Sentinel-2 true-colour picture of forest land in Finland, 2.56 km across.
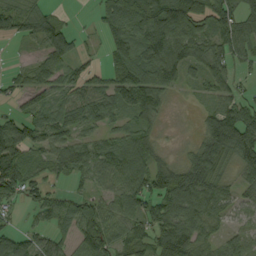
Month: September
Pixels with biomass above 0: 80%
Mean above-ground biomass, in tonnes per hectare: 75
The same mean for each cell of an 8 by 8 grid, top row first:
84 52 2 90 142 161 117 109
3 82 33 80 114 124 91 80
32 67 75 77 110 69 68 34
34 76 87 73 114 3 45 97
82 65 73 78 83 5 98 123
86 54 51 88 99 102 101 43
28 71 82 53 62 102 85 44
84 62 85 81 80 120 51 66
